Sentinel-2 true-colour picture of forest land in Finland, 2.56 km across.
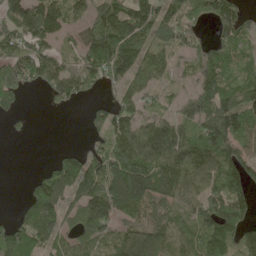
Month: May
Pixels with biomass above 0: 76%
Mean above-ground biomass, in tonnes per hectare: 105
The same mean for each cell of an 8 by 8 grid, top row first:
150 156 58 159 139 105 94 71
111 86 92 207 123 75 80 57
164 111 128 88 90 38 122 74
47 9 9 125 95 51 139 154
1 0 17 134 148 144 148 127
0 95 161 173 181 153 123 128
28 138 136 143 118 106 124 115
162 85 99 84 134 89 143 101
